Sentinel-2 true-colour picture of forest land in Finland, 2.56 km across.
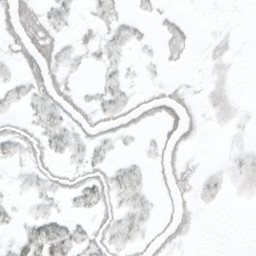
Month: March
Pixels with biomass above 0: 48%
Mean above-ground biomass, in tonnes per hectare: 10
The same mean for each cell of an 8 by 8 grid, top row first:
28 17 5 13 6 5 1 0
17 25 10 13 5 12 4 2
8 25 5 9 4 3 5 1
7 19 17 19 15 19 7 5
19 17 11 10 4 14 1 4
4 13 14 14 7 16 6 9
5 7 9 14 11 10 4 1
7 29 16 16 11 11 0 0
